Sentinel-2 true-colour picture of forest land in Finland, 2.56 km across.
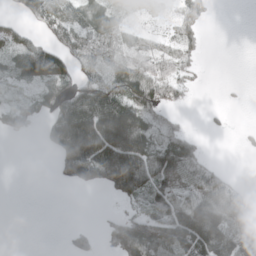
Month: April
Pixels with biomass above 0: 57%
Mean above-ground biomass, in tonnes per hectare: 65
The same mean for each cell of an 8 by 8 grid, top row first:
29 99 69 50 12 40 24 0
48 70 86 61 43 57 5 2
31 64 60 75 111 66 3 3
48 55 159 156 117 23 10 1
1 60 288 226 129 97 5 12
0 4 119 161 144 95 85 6
0 0 0 6 45 103 144 81
0 0 36 69 145 119 180 132
